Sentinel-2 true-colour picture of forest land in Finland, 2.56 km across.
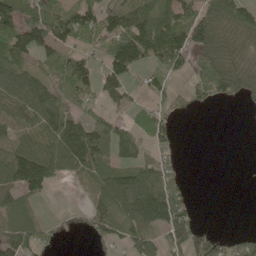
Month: May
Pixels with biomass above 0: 64%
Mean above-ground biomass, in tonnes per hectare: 60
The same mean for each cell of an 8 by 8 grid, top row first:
91 78 108 93 94 75 73 85
95 70 58 119 140 114 74 42
96 46 102 61 28 24 50 63
54 90 55 28 35 33 5 3
54 80 186 73 40 33 0 0
117 89 48 69 94 44 0 0
64 4 12 76 133 91 0 0
80 31 1 49 60 55 45 43
